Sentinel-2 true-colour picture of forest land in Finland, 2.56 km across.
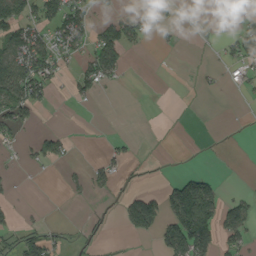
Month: September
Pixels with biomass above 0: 29%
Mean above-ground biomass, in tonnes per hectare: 34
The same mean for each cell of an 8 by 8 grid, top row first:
116 85 76 33 34 12 2 13
90 69 52 101 15 8 8 59
125 64 48 32 0 0 7 28
100 7 2 0 0 0 0 1
23 59 1 15 1 0 1 2
10 2 10 41 14 18 25 0
15 2 1 12 120 108 89 54
35 54 24 8 17 122 80 46
